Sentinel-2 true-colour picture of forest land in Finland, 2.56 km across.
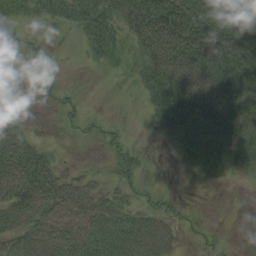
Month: August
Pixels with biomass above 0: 63%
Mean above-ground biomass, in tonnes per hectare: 43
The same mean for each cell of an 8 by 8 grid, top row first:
34 37 59 48 81 98 76 66
6 9 12 51 50 88 96 88
0 7 1 6 42 86 80 79
20 2 15 1 10 74 86 53
71 11 3 22 4 31 60 45
83 63 32 20 13 6 20 10
84 77 87 57 33 17 1 0
50 79 85 68 86 34 14 1
